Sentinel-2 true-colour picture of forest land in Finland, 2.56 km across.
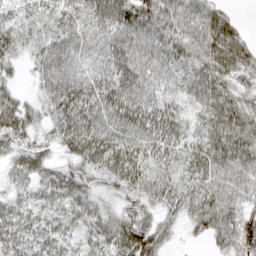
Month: March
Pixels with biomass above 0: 92%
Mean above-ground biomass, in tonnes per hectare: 49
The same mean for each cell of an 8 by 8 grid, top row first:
30 33 43 66 65 63 58 10
30 35 42 59 63 53 60 53
18 43 48 58 66 48 61 40
65 37 72 72 72 45 59 59
38 26 63 65 60 56 68 73
30 40 38 42 48 39 58 56
41 49 52 27 35 34 58 51
44 43 43 59 72 15 31 59
